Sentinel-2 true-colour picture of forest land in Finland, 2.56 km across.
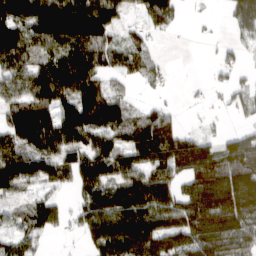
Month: March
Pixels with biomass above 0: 75%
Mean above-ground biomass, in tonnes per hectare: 93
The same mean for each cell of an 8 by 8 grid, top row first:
157 186 200 113 69 51 6 83
153 94 136 99 71 1 2 34
96 152 151 57 50 5 14 24
111 109 150 116 47 19 11 38
109 122 94 94 148 108 62 85
126 84 92 100 103 84 143 136
39 85 58 154 159 116 151 150
68 23 27 172 166 100 109 107
